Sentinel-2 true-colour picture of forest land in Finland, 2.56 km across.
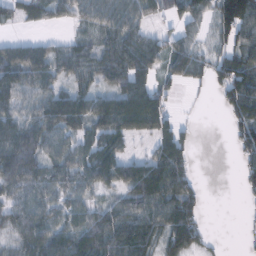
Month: February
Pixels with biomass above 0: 75%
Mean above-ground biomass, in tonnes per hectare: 56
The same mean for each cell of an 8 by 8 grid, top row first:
28 32 35 70 46 40 44 145
51 41 39 59 62 48 28 67
60 56 44 55 62 34 37 95
56 74 83 113 143 20 1 71
86 62 48 63 14 79 0 43
87 57 55 73 113 98 0 26
52 50 54 49 73 94 8 2
42 79 79 81 76 70 16 4
